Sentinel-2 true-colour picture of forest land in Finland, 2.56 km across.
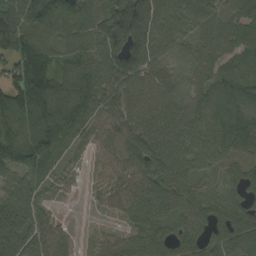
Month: August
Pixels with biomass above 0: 92%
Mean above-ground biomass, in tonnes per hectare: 105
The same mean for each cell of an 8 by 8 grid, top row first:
142 181 137 153 183 111 104 98
163 119 98 167 158 67 90 95
122 162 182 139 87 42 79 100
146 192 172 80 79 75 91 96
149 174 37 72 103 110 127 116
83 65 28 73 117 90 58 80
156 38 3 66 106 86 79 71
159 120 16 80 86 93 84 109
